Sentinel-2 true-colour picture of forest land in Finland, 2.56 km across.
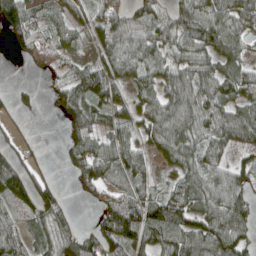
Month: April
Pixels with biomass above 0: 77%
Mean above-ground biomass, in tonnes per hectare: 67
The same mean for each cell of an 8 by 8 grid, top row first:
106 54 43 102 57 62 71 76
43 75 26 72 76 66 74 42
2 16 72 78 51 75 75 72
29 10 92 68 64 91 73 61
42 5 69 77 51 93 67 60
83 29 83 74 46 48 65 58
52 78 9 105 116 104 79 86
75 60 82 97 97 107 119 77
